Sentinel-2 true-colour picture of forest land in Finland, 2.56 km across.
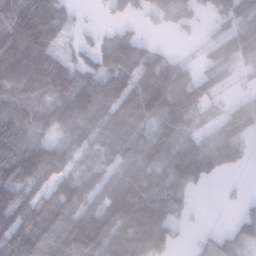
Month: January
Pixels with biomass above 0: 78%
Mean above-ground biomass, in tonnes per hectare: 98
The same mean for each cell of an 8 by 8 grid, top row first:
176 199 16 33 41 73 44 119
199 142 42 92 73 10 71 124
182 185 119 141 125 139 88 28
126 115 149 89 111 104 40 107
147 119 80 76 88 76 85 76
146 107 81 64 91 118 73 7
138 111 112 119 133 76 1 24
138 98 154 112 139 49 43 98
